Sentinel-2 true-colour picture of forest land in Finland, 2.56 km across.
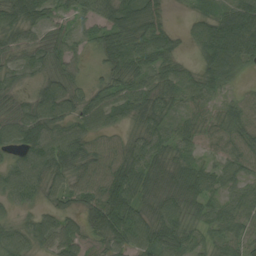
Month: August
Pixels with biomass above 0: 90%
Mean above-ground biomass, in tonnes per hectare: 49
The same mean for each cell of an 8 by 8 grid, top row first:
61 33 36 61 77 5 34 71
44 49 16 60 59 29 70 84
29 40 28 41 48 53 53 26
48 68 49 59 63 34 34 38
50 69 69 58 49 45 23 40
61 60 69 97 61 54 42 38
28 29 36 89 46 49 38 46
58 52 40 52 57 44 29 36
